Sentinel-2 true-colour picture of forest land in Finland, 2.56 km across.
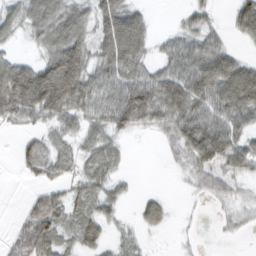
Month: February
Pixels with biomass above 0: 71%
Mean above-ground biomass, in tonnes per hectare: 46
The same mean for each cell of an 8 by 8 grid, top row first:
44 82 52 79 32 7 25 52
14 50 63 87 54 47 59 14
105 103 88 67 73 83 86 104
67 65 53 82 122 89 70 75
12 26 32 36 2 41 98 57
5 28 29 35 0 7 36 37
3 62 36 27 31 7 6 25
33 66 43 22 16 6 1 5
